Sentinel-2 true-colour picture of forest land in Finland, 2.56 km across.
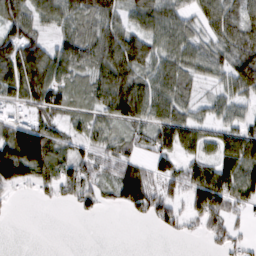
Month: February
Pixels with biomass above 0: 74%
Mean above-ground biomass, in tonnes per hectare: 66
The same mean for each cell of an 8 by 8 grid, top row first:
89 57 74 70 78 65 72 87
117 66 79 102 85 72 57 104
126 114 48 118 77 88 35 112
35 77 39 83 88 70 37 34
137 106 42 47 48 95 55 115
97 60 74 58 89 75 98 116
3 6 34 23 87 54 108 39
0 0 0 0 0 11 30 31
